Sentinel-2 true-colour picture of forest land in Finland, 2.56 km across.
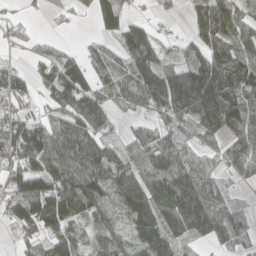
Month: April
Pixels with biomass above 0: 76%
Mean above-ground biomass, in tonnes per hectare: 76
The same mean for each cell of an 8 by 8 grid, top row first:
16 9 15 48 30 18 118 76
19 30 23 43 138 25 97 86
64 66 58 77 103 130 131 111
70 43 101 47 33 97 133 94
138 104 108 49 66 53 40 86
105 145 116 93 95 119 54 36
80 159 136 51 124 139 109 23
32 67 73 84 83 69 47 45
